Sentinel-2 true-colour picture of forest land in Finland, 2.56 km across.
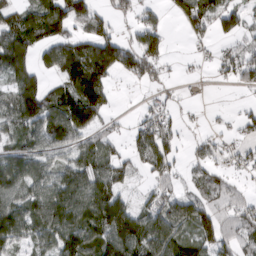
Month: March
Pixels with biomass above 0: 66%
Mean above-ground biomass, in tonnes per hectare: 62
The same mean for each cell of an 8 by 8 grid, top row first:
59 119 83 45 30 33 70 57
110 62 76 105 85 1 13 37
69 40 129 45 51 14 8 49
105 107 147 27 23 18 4 15
53 74 55 33 63 40 24 21
86 63 87 77 23 34 49 19
73 95 107 131 49 85 65 55
56 66 110 128 96 89 77 59
